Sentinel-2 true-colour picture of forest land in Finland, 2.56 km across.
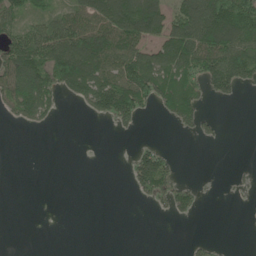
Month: May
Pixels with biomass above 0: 42%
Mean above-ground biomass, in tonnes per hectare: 51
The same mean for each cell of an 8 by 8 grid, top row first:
58 48 88 133 134 79 136 141
98 109 148 133 81 124 119 105
123 104 137 124 133 82 86 86
56 51 15 113 43 71 23 0
0 0 0 0 16 1 8 0
0 0 0 0 101 46 2 12
0 0 0 0 4 54 1 2
0 0 0 0 0 0 13 0
